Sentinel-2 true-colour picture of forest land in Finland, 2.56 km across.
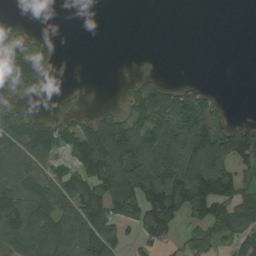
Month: August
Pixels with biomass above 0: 53%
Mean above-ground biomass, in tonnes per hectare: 75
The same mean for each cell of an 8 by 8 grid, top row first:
0 0 0 0 0 0 0 0
106 33 0 0 2 0 0 0
127 36 1 1 42 11 6 0
57 11 22 47 113 126 96 1
110 100 144 236 179 178 179 141
110 81 102 135 183 164 199 70
134 107 127 99 158 145 159 93
104 106 121 96 64 37 43 64
